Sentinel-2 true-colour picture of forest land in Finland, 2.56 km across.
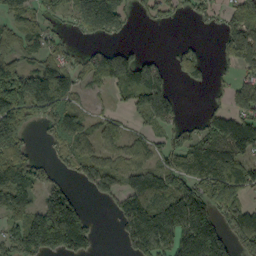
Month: September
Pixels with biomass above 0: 66%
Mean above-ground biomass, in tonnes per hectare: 99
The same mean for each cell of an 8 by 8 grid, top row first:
72 66 143 234 32 36 48 106
100 80 26 42 16 23 14 155
186 158 67 76 155 35 30 54
191 121 59 29 84 64 38 99
136 28 82 49 49 76 129 160
142 52 60 98 118 128 175 138
139 148 75 34 164 158 153 118
133 212 137 4 155 150 215 100
